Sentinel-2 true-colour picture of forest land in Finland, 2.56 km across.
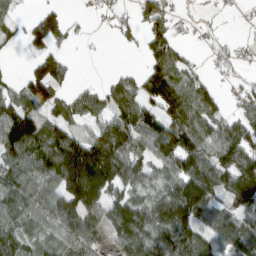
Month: March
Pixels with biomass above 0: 73%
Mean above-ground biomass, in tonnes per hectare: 80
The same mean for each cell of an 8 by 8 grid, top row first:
30 66 8 22 57 32 14 6
13 70 4 5 45 54 14 18
24 121 6 30 81 109 28 19
119 82 64 82 88 115 83 50
145 138 117 145 75 135 97 105
104 118 233 149 75 107 125 147
110 109 125 86 90 159 100 76
98 74 98 40 93 149 74 84
